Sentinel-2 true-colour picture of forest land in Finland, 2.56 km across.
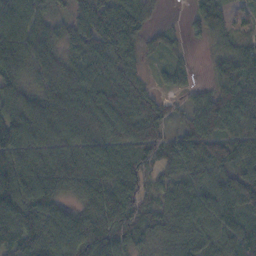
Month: November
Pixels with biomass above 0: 91%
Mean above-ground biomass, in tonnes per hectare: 70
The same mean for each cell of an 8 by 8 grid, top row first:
96 53 63 90 57 2 87 25
92 65 68 85 36 20 19 55
57 62 76 81 35 40 24 87
72 78 76 87 69 24 87 100
87 79 80 83 78 56 82 82
103 93 95 77 52 63 75 68
106 89 59 108 50 75 90 76
75 103 97 95 48 67 79 74
